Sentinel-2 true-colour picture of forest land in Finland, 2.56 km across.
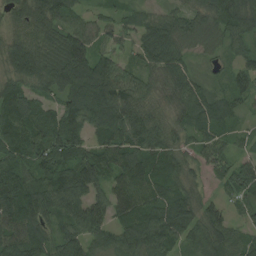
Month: August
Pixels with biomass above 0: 93%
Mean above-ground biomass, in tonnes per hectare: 82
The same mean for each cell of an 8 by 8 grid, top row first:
58 95 44 37 44 54 64 100
86 113 118 50 67 74 35 46
77 103 129 123 61 73 24 58
118 73 122 119 85 58 84 34
108 152 99 113 99 63 71 30
105 92 114 89 107 70 43 90
126 94 99 92 97 93 62 40
117 83 88 69 106 77 83 66
